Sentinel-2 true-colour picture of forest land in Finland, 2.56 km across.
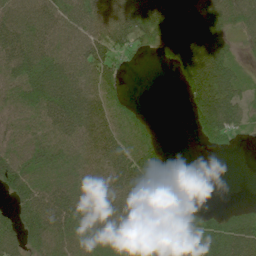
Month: June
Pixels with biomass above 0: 77%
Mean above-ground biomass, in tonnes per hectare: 51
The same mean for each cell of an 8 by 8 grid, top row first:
63 53 57 57 72 97 55 49
76 57 46 56 22 85 95 12
65 91 57 36 0 14 111 36
55 71 79 43 10 0 102 46
49 63 51 54 34 0 25 10
90 60 53 52 65 10 0 0
55 74 64 57 56 67 14 13
54 70 51 53 68 61 74 64
